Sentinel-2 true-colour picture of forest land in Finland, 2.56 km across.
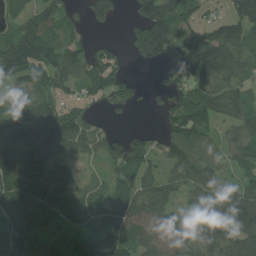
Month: July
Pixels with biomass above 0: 77%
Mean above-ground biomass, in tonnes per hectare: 100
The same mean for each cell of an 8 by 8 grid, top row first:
58 92 57 99 146 138 37 148
162 123 57 48 152 116 177 115
97 100 78 105 10 78 148 110
93 93 61 42 20 129 145 108
113 156 122 91 84 145 84 95
167 124 33 66 102 91 116 61
114 105 84 89 124 60 65 119
118 78 71 131 95 119 113 114
